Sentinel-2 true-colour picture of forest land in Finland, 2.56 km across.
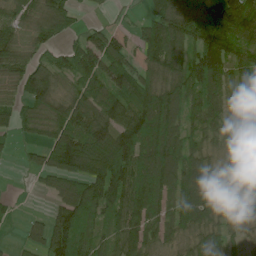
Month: June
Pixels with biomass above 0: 81%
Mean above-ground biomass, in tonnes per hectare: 97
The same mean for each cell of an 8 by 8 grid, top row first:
71 120 33 6 37 149 146 178
103 43 90 127 91 118 170 109
70 115 76 126 112 124 145 79
78 94 130 109 156 104 105 86
27 99 168 175 156 129 63 78
2 78 148 179 120 112 95 23
14 28 130 113 121 82 120 49
13 101 103 76 102 58 87 41
